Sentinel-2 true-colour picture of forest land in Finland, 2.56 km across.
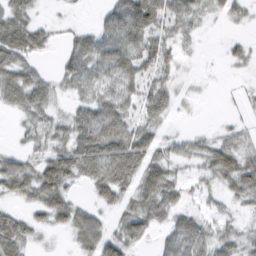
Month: February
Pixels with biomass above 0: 73%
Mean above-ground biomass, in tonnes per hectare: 36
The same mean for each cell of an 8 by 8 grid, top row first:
53 6 4 39 57 38 31 31
76 26 41 53 49 21 26 16
49 24 54 44 37 37 15 4
25 33 26 47 30 28 0 6
11 36 49 55 66 33 30 32
60 59 38 57 74 22 29 63
17 37 26 45 49 35 15 15
55 6 35 70 31 46 42 29
